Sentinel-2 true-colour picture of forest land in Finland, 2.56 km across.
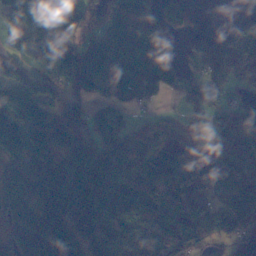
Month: November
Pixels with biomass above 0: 80%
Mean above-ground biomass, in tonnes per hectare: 114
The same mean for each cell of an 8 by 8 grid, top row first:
111 151 161 134 134 87 0 12
90 101 118 107 116 39 123 106
61 103 174 168 128 84 142 122
99 86 63 119 27 24 107 95
126 141 102 102 92 115 88 106
129 195 158 130 118 116 137 142
89 198 182 98 81 111 118 214
150 224 121 117 91 123 91 112
